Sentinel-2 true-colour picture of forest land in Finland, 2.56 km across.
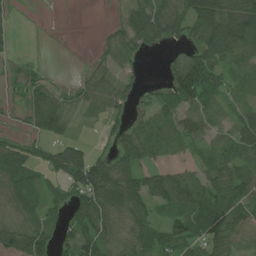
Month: July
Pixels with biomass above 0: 73%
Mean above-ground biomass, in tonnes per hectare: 54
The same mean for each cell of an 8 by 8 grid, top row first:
12 1 0 6 90 56 115 104
11 1 0 31 40 27 78 95
21 22 18 44 17 79 103 65
15 93 24 36 34 77 84 47
38 55 36 33 110 75 39 54
75 47 115 90 70 57 50 64
36 41 75 80 59 64 83 63
78 60 87 49 53 64 77 51
